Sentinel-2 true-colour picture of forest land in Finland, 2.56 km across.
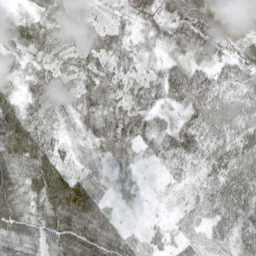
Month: May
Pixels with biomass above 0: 94%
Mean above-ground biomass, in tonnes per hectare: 57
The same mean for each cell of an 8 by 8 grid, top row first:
32 49 29 24 63 79 95 73
47 60 47 54 27 50 74 57
42 72 63 70 39 73 54 54
78 68 65 71 66 36 73 63
104 76 28 84 45 93 59 76
73 89 48 28 12 38 47 82
67 71 76 25 9 26 59 75
63 59 91 62 33 38 29 50
